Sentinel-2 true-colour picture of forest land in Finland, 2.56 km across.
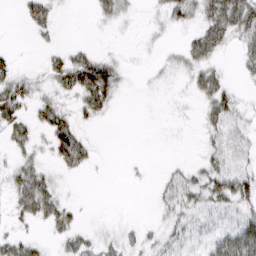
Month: March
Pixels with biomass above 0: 49%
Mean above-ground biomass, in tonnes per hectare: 21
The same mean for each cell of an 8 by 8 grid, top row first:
4 34 0 26 3 35 41 54
4 11 15 3 5 7 40 17
43 26 83 51 2 10 30 8
40 34 23 13 0 3 21 20
27 30 67 0 0 1 12 12
29 20 11 0 2 15 31 36
20 39 8 0 0 25 25 32
23 10 24 11 13 20 23 70
